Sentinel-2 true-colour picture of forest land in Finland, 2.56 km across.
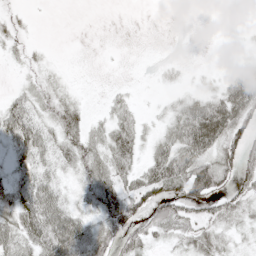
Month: May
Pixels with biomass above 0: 63%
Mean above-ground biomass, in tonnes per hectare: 32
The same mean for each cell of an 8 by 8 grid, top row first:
7 0 0 0 0 0 0 1
10 4 0 1 0 1 0 6
3 13 3 2 2 12 8 41
64 23 35 26 11 36 73 70
63 42 51 50 25 62 65 63
43 33 30 51 47 89 76 53
71 74 31 66 45 42 28 30
52 68 75 47 33 21 31 10
